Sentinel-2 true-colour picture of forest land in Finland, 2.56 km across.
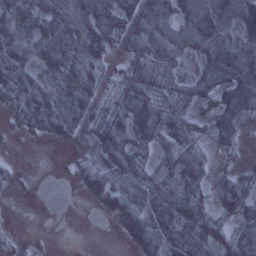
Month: January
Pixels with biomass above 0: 79%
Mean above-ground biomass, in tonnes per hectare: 51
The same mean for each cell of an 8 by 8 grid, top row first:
77 71 79 80 71 64 102 116
59 74 75 50 54 66 80 92
58 56 60 21 62 36 72 111
31 71 53 34 64 54 34 89
2 8 19 55 40 71 26 25
6 6 30 66 47 59 37 49
0 9 1 39 55 73 37 81
18 2 0 2 60 67 68 87
